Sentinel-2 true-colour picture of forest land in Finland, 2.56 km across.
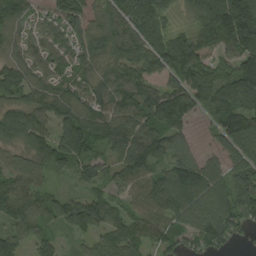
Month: August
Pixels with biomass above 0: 90%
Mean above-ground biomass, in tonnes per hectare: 106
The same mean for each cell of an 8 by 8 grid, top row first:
95 66 95 106 144 44 192 265
67 95 95 107 123 180 157 183
101 93 75 108 102 122 121 163
81 104 99 124 136 175 77 126
73 126 136 99 150 74 18 125
92 50 58 73 121 133 104 96
108 83 116 76 102 114 123 116
95 60 37 84 82 86 106 37
